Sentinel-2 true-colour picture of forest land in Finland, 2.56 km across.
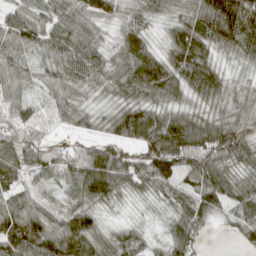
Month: April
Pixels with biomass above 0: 94%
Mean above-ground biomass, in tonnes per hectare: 73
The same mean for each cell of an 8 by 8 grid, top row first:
53 52 75 63 66 59 120 135
69 62 80 43 94 93 81 86
52 45 68 73 118 90 105 35
62 42 59 54 87 64 58 77
84 57 44 73 89 122 115 107
74 53 92 119 85 83 96 58
73 58 72 26 15 65 71 72
110 98 105 53 36 86 17 37
